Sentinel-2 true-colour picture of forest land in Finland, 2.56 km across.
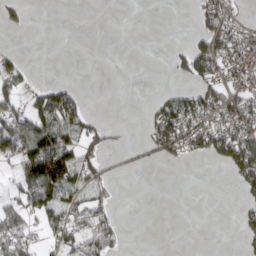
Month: April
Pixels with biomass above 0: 37%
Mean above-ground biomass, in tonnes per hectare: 37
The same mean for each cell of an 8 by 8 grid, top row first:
28 0 0 0 0 0 52 20
9 0 0 0 0 11 78 55
38 9 2 0 0 11 62 48
61 93 56 0 7 97 82 79
110 115 68 13 11 79 78 117
40 163 77 14 0 0 0 64
74 87 65 30 0 0 0 18
82 28 64 48 0 0 0 13
